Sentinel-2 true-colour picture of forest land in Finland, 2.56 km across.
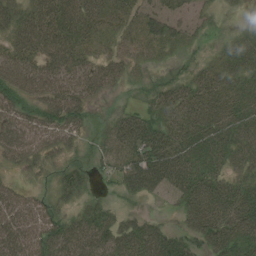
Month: August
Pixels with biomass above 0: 83%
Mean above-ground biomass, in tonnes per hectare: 41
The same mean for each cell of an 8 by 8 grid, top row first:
51 57 59 37 36 29 13 3
50 61 52 24 24 19 7 38
61 62 56 39 12 25 37 42
42 52 42 13 27 46 50 46
51 44 18 42 67 54 58 50
12 15 30 21 85 64 45 31
50 32 29 19 9 20 63 63
60 52 49 50 63 44 47 54
